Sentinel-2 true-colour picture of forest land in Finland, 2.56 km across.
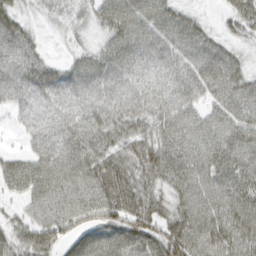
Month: March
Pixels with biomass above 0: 92%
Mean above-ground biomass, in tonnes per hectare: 62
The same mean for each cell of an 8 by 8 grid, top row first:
44 19 28 60 67 58 12 63
63 14 27 56 63 66 62 28
60 72 63 65 58 68 82 54
32 62 66 75 59 77 46 71
7 68 84 58 56 85 67 90
75 77 92 61 55 83 69 80
27 79 85 58 52 53 79 77
54 67 62 75 94 87 86 72
